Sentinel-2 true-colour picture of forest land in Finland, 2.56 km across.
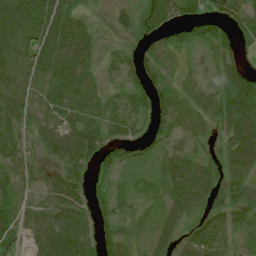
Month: July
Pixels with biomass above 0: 88%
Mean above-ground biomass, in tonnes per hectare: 51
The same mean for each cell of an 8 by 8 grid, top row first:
83 79 36 30 51 40 44 55
77 85 70 15 31 41 37 29
70 65 64 20 45 28 32 98
63 51 59 39 36 62 52 83
47 47 98 52 33 32 23 84
47 36 35 42 15 84 61 53
46 51 50 35 25 70 57 52
42 85 68 41 39 55 72 34
